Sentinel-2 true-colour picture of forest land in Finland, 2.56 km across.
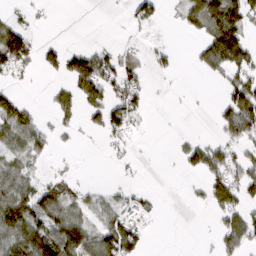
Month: March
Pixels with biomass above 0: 43%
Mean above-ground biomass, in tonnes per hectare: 42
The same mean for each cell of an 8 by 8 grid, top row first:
18 5 0 1 44 10 89 79
121 26 25 22 14 10 66 108
20 10 86 68 29 4 10 66
76 15 49 76 28 1 2 104
53 31 2 22 2 7 46 47
65 22 9 2 2 2 59 63
106 85 47 39 30 0 26 64
97 144 112 100 33 0 3 71
